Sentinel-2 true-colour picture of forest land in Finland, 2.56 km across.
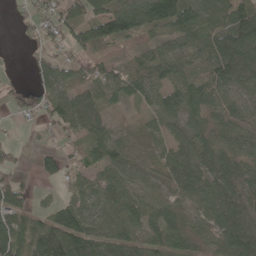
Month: May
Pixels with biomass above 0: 81%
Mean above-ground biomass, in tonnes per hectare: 58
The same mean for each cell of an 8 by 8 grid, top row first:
14 56 73 118 99 111 69 89
4 41 63 29 31 48 65 126
7 64 37 44 64 66 61 83
23 65 88 17 26 60 53 58
17 12 32 71 32 46 50 54
32 44 41 56 35 52 59 80
69 36 73 58 67 38 59 98
91 113 132 80 50 41 40 110
